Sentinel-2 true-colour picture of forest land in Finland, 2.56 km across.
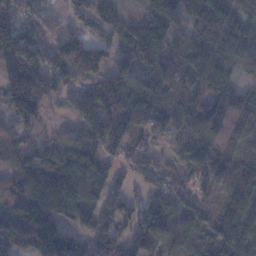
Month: November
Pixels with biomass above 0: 90%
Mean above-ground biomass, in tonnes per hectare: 102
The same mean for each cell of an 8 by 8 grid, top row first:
115 50 54 76 86 102 158 97
179 83 128 65 147 99 123 125
186 126 73 95 107 119 114 57
119 45 79 170 129 123 127 101
91 81 104 99 83 37 123 83
108 138 128 66 68 64 115 92
106 158 95 79 73 98 68 125
96 157 50 87 140 99 59 134
